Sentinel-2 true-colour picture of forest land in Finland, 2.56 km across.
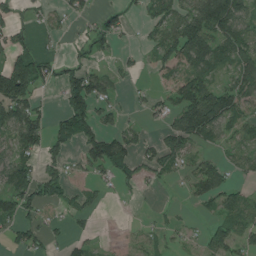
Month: June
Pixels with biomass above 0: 56%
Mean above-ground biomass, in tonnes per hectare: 55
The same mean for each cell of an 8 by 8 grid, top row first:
34 27 23 37 25 65 139 92
52 14 33 33 24 94 120 99
176 51 81 42 3 52 66 82
104 27 113 33 21 82 192 79
75 58 67 99 34 74 41 40
86 68 21 34 39 27 101 22
78 32 44 2 3 9 28 73
34 24 25 5 27 12 61 57
